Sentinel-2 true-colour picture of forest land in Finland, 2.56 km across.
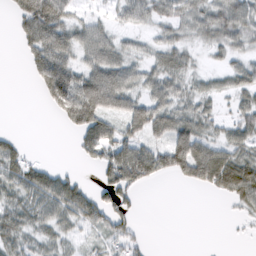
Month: February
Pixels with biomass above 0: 65%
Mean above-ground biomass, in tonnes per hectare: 40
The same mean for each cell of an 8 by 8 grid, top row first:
35 101 24 24 40 48 54 60
11 83 51 46 20 39 23 29
0 84 62 71 40 47 19 39
0 15 93 60 65 60 28 36
24 0 33 63 46 72 52 46
57 45 16 53 58 33 72 94
47 55 62 57 4 0 0 23
47 31 18 36 14 0 0 2
